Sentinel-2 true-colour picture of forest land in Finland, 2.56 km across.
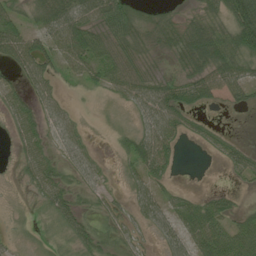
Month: July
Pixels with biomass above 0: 71%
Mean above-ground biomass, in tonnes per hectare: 38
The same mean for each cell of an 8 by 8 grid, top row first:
37 59 67 80 23 20 45 90
63 44 74 50 24 47 107 64
22 43 31 43 45 37 63 53
47 42 12 5 44 65 12 11
24 30 35 10 56 29 16 16
11 53 35 10 42 10 0 23
5 33 33 24 37 43 57 23
10 17 47 34 15 42 82 73
